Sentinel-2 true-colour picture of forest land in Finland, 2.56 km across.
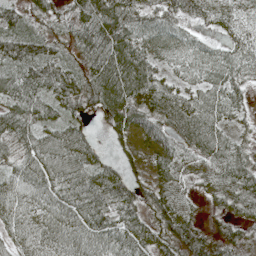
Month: May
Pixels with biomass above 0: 90%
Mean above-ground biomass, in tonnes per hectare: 54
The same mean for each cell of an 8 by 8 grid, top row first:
42 32 45 80 48 52 44 42
67 42 42 76 58 51 34 47
68 80 53 84 75 32 48 45
62 39 41 72 64 77 66 29
47 60 63 30 72 61 62 29
47 63 62 58 43 53 44 63
56 56 65 54 56 76 16 35
43 61 64 62 63 82 61 34
